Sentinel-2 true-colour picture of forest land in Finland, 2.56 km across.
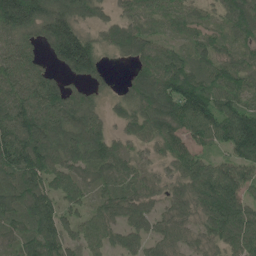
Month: June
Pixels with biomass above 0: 89%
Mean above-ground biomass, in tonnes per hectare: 98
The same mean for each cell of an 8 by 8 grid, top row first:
204 136 89 46 68 54 47 109
113 81 189 56 88 56 67 65
138 116 66 22 99 146 91 93
157 149 115 36 102 140 128 141
187 132 116 82 60 88 73 199
117 114 74 74 63 71 117 116
95 124 56 77 75 68 114 119
68 134 69 60 63 64 72 110
